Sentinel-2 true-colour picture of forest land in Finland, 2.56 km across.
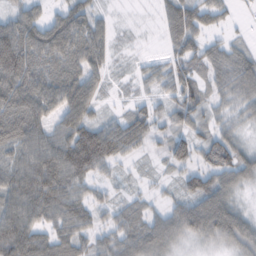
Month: February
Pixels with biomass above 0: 83%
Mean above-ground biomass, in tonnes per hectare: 54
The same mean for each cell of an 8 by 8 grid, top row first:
55 39 62 12 0 62 49 9
114 98 80 25 2 41 44 29
98 80 80 16 26 58 39 65
92 66 79 13 39 49 38 33
76 73 86 84 36 55 55 41
71 90 62 21 12 26 65 58
80 68 55 31 33 43 101 42
86 59 51 45 70 47 47 68
